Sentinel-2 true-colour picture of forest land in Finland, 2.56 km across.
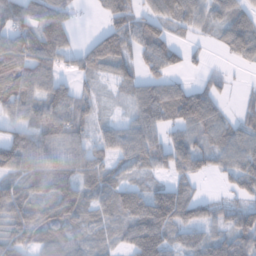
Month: January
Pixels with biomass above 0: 81%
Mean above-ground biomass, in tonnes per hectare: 62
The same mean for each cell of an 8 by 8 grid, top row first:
85 87 9 65 55 69 55 55
100 107 42 99 73 53 18 67
90 67 31 34 57 33 26 6
59 75 53 11 71 80 81 30
83 72 55 39 87 70 56 76
52 75 88 53 30 46 35 72
80 60 80 69 98 121 44 63
62 44 38 40 117 50 67 93
